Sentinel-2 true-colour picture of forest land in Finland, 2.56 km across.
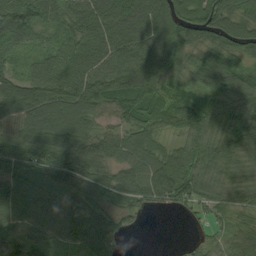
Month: August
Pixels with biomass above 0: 91%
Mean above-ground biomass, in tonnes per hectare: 77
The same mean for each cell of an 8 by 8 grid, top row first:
98 57 78 100 118 107 108 80
52 40 91 90 106 83 79 68
57 113 101 86 88 43 85 69
112 110 114 87 63 70 57 62
87 93 127 94 71 32 75 78
98 81 123 70 93 118 70 68
91 86 92 42 49 51 48 54
51 60 74 72 0 3 23 54
